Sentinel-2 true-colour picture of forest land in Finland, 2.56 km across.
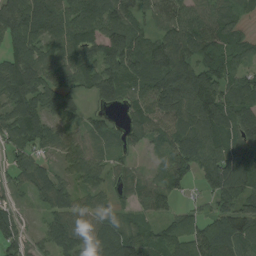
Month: August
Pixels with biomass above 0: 91%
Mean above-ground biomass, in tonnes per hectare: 79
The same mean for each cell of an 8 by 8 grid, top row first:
106 118 96 103 55 109 87 44
69 77 98 92 89 112 86 58
113 87 73 96 96 140 109 75
90 80 36 30 75 114 133 95
70 63 60 51 45 81 87 89
49 69 65 42 39 85 80 110
35 49 54 48 50 45 36 82
80 60 74 101 98 101 115 103
